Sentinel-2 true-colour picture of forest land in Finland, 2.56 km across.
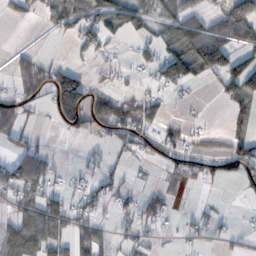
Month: October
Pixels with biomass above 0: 46%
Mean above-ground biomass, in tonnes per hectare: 42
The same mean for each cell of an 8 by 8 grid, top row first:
26 49 102 66 34 46 49 118
13 3 39 12 17 60 146 73
32 64 58 18 13 81 25 108
61 21 81 78 61 4 2 50
33 10 4 27 34 44 24 46
86 60 21 31 4 32 35 51
48 77 40 19 36 11 8 1
68 81 55 27 26 7 20 15
